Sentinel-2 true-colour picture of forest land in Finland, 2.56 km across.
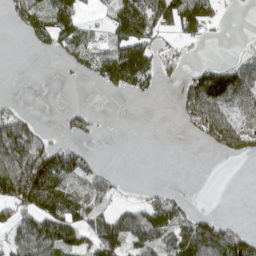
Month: April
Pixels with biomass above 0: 48%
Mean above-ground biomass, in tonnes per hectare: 69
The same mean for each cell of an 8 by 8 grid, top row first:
55 136 75 93 156 147 104 3
0 42 90 102 139 41 6 16
0 0 14 112 107 31 132 136
47 0 58 2 0 21 149 93
145 80 38 0 0 0 62 104
170 183 89 29 0 0 0 0
122 144 110 45 65 73 5 0
79 138 88 134 99 93 124 100
